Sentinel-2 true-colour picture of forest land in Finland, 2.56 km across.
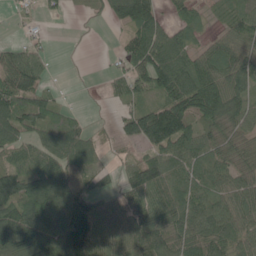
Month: May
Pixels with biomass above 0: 79%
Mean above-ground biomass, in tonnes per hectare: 80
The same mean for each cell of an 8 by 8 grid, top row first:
19 19 6 58 121 39 27 74
47 23 0 9 135 97 43 73
116 29 1 40 113 132 109 99
118 84 19 9 99 141 138 70
76 87 93 13 90 124 76 70
108 119 92 26 106 88 89 72
110 163 108 58 92 101 90 77
135 161 146 76 122 103 100 71
